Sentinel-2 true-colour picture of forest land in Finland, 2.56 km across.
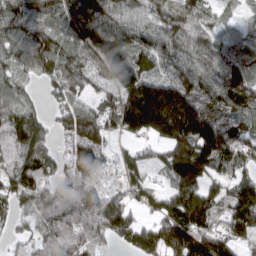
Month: March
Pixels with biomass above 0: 90%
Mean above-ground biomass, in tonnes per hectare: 108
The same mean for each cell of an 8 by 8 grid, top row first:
117 97 125 106 89 116 56 38
106 112 117 169 106 98 90 70
67 65 93 139 127 122 98 127
105 37 100 123 218 207 109 94
104 52 135 46 47 136 180 109
113 96 137 31 59 92 107 77
79 122 148 138 66 132 152 162
43 100 144 78 137 191 153 104
